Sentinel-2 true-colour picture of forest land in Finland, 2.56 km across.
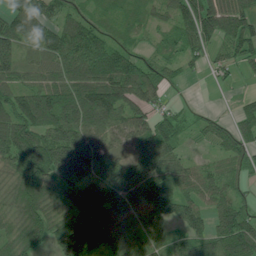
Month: July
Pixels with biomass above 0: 88%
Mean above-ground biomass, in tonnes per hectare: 79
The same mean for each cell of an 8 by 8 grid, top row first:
65 49 52 41 37 69 120 90
70 69 118 88 24 66 49 76
67 61 102 132 99 24 10 17
115 137 141 118 67 32 9 45
127 130 119 70 90 69 26 67
88 149 97 70 98 79 57 44
73 98 91 89 85 90 52 60
86 74 175 79 72 62 85 125
